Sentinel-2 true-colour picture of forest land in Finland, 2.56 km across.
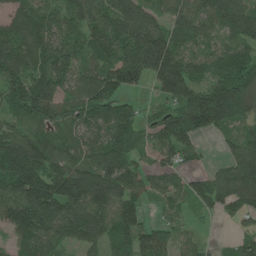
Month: June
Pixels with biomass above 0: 87%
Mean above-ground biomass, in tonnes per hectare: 118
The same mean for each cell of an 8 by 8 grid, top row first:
81 95 114 139 118 108 129 136
135 121 87 136 243 135 73 94
133 150 95 140 108 232 94 157
89 114 98 119 51 122 247 137
174 111 87 142 52 133 15 109
195 182 178 173 75 57 55 159
164 199 162 148 57 62 56 97
67 112 114 104 117 62 18 69
